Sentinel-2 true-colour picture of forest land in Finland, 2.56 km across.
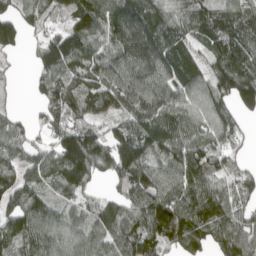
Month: April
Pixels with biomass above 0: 87%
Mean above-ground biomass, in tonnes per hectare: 104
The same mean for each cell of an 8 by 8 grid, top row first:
85 55 136 137 122 90 103 99
64 117 128 94 162 118 85 119
9 100 93 114 127 124 105 140
29 85 97 87 127 119 110 76
77 54 169 114 122 108 98 33
103 90 141 76 121 101 108 77
111 83 66 80 119 145 140 90
131 125 97 111 135 121 102 150
